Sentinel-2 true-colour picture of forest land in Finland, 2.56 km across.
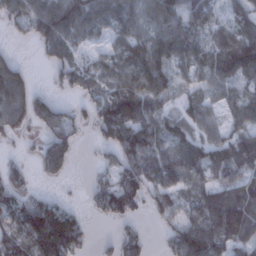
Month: January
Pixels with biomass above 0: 73%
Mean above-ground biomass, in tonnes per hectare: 63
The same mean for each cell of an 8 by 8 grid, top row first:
63 114 110 68 74 72 50 56
6 56 40 43 81 85 63 120
78 12 61 67 118 53 55 61
94 74 25 98 85 44 41 63
10 65 21 59 96 62 58 61
44 26 0 40 71 57 42 54
87 105 22 60 32 50 88 107
97 150 69 19 33 65 110 70
